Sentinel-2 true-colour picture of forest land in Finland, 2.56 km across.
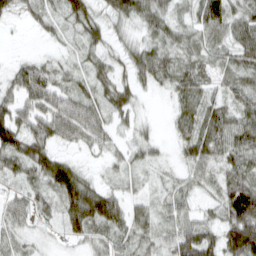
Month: March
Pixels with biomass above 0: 87%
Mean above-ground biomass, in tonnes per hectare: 43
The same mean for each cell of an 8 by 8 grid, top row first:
24 32 52 35 52 30 86 49
2 8 31 25 41 44 46 56
43 56 28 45 36 50 37 46
62 64 65 41 10 30 52 47
68 53 32 28 31 23 66 63
33 65 50 15 16 24 36 59
39 27 86 61 28 38 22 108
21 9 28 36 36 57 56 100
